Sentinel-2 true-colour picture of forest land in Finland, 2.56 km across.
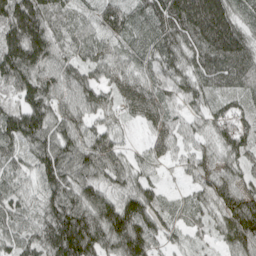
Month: April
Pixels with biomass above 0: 97%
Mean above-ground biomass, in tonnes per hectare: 74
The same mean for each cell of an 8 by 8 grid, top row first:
127 98 38 62 58 126 177 60
129 102 57 40 56 75 101 93
94 74 67 50 55 68 53 46
82 87 60 40 56 43 58 61
71 99 80 64 25 45 47 86
50 85 74 75 57 19 53 61
63 87 106 100 104 40 55 71
59 111 161 118 117 31 29 86
